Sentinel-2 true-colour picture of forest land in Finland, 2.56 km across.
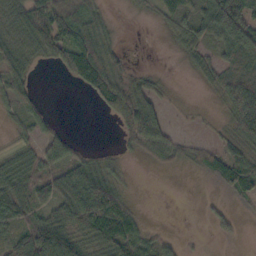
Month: October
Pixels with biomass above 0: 62%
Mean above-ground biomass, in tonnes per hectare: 37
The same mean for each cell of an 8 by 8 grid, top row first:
39 92 70 11 6 38 56 98
36 59 90 26 0 12 34 82
46 0 61 68 23 1 20 81
27 8 0 43 84 4 3 89
15 37 11 1 65 33 19 34
44 44 65 27 0 3 29 83
46 47 85 86 4 0 8 10
40 78 39 60 33 13 3 5
